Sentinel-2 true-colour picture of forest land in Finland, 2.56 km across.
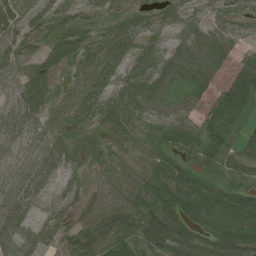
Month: July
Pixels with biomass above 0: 87%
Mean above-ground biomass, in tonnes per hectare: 47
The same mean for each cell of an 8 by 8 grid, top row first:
43 42 30 31 35 39 27 22
46 50 80 77 40 34 65 19
55 61 67 45 57 42 47 69
39 62 68 59 39 27 27 56
35 47 44 27 23 39 58 28
39 42 25 36 49 69 36 33
50 16 29 58 52 69 66 94
47 33 51 72 55 71 57 69
